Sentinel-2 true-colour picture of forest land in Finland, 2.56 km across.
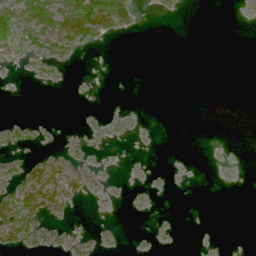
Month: June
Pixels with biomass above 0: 16%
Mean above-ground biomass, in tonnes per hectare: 6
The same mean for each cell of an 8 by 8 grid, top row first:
18 42 46 38 0 1 0 0
12 15 12 1 0 0 0 0
1 5 0 0 0 0 0 0
0 0 0 0 0 0 0 0
4 1 4 1 0 0 0 0
9 22 10 0 0 0 0 0
56 41 1 0 0 0 0 0
26 6 3 1 0 0 0 0
